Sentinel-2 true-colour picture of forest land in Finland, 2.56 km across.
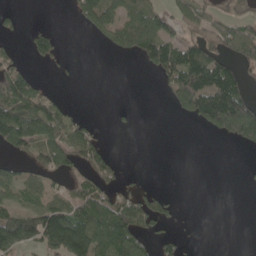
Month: May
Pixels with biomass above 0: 44%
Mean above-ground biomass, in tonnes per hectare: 58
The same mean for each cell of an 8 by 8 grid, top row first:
19 0 64 87 111 53 44 37
15 62 0 49 103 94 71 100
116 10 1 0 1 106 149 66
125 95 11 6 0 41 166 207
87 84 86 8 0 0 0 57
40 49 52 43 4 0 0 2
69 98 80 101 78 11 0 0
145 161 203 136 46 32 0 0
